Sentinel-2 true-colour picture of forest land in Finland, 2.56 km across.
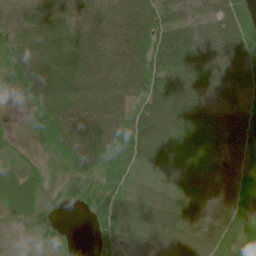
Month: June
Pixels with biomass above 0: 90%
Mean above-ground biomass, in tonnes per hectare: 59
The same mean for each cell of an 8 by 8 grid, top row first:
37 79 51 63 74 62 58 64
73 96 90 74 77 112 66 64
55 108 99 90 79 78 70 53
6 93 84 80 54 76 75 63
13 37 85 74 76 60 77 64
36 21 42 52 51 39 44 36
40 15 11 70 80 68 43 25
3 15 3 65 58 61 54 28
